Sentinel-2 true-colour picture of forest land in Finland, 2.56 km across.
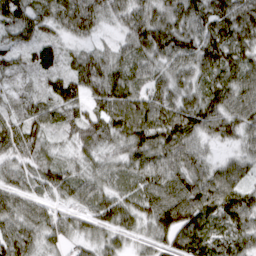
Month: March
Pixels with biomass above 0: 97%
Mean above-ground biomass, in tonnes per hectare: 78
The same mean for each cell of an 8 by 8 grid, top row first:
97 71 121 59 82 83 95 129
72 64 43 44 87 89 101 109
42 54 99 105 62 65 82 93
57 82 73 112 106 99 103 101
88 52 57 62 98 101 40 51
61 69 62 60 83 91 82 65
33 53 54 91 88 131 113 112
91 50 46 57 48 91 84 78
